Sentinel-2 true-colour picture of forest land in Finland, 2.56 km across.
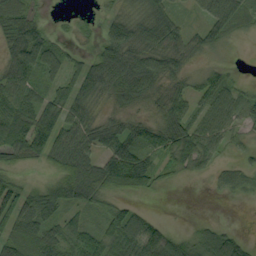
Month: September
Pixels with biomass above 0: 75%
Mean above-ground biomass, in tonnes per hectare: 52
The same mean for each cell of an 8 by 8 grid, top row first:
54 12 6 35 59 43 53 43
82 66 16 95 67 68 31 2
63 42 84 95 93 39 48 12
73 68 59 25 21 65 59 43
76 90 64 60 57 91 63 15
22 19 76 88 74 25 19 28
93 75 47 43 12 0 0 0
84 65 69 60 89 64 74 43
